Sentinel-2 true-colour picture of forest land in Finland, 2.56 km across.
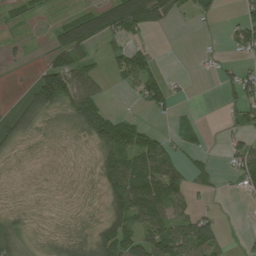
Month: July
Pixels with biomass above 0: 57%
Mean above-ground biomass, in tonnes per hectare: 44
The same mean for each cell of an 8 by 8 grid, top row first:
16 7 58 109 98 40 26 35
11 34 94 32 42 0 19 46
7 121 86 24 80 11 2 72
42 56 78 33 18 24 0 50
29 4 6 111 70 30 13 49
1 1 3 74 110 74 31 56
9 3 4 55 116 64 14 4
55 11 22 112 90 122 92 5
